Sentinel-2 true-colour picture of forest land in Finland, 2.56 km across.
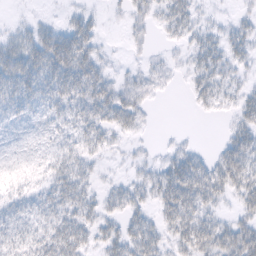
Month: February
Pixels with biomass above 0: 74%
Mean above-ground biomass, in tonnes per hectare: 22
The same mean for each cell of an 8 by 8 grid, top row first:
2 3 15 3 17 27 7 8
30 41 42 4 7 7 27 21
39 35 44 18 13 4 31 13
22 19 25 34 13 0 8 21
9 11 21 13 4 7 2 34
14 19 28 5 19 44 47 44
18 25 34 21 22 53 31 22
24 34 34 28 45 29 43 50
